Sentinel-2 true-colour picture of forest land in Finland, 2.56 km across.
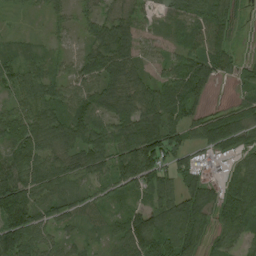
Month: August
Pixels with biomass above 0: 88%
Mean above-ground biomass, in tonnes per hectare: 63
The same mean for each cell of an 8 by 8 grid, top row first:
11 20 22 41 28 55 78 30
26 18 22 93 35 40 79 14
50 57 59 92 57 79 77 43
45 74 75 86 99 66 37 55
76 59 69 93 163 68 57 39
92 72 41 73 120 86 40 65
120 57 45 36 54 106 85 105
108 44 26 36 119 106 46 46
